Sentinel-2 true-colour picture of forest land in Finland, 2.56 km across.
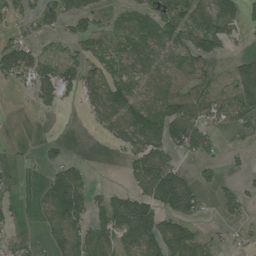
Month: July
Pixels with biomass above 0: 56%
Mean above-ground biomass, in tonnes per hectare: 61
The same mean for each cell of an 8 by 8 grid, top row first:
47 75 81 30 62 101 113 69
104 24 44 46 66 72 87 14
59 108 83 56 60 59 56 85
1 26 17 100 88 101 78 71
3 27 0 30 100 94 60 5
8 39 64 0 100 96 26 22
18 58 94 99 110 139 15 57
20 37 76 79 118 149 36 20
